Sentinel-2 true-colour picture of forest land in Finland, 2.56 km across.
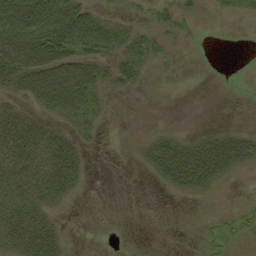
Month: September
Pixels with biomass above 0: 52%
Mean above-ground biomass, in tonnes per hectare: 27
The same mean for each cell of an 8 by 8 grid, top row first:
85 85 58 19 13 28 6 12
75 80 47 43 38 9 1 0
48 60 68 34 18 4 0 2
36 27 49 7 0 0 0 0
65 51 25 0 13 34 40 46
51 53 28 0 5 55 53 11
47 33 2 0 0 1 4 16
53 56 2 0 0 0 22 14
